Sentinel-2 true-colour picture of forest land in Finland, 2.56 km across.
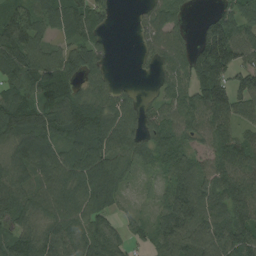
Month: August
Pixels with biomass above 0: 85%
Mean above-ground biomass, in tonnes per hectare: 86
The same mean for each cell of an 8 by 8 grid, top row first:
108 87 104 28 37 43 35 90
140 75 83 15 35 74 172 120
101 95 65 29 4 76 168 83
109 87 101 90 58 85 126 75
92 98 78 108 77 87 73 91
88 93 101 108 26 89 86 108
93 85 96 57 19 133 124 117
79 95 101 91 40 124 128 126
